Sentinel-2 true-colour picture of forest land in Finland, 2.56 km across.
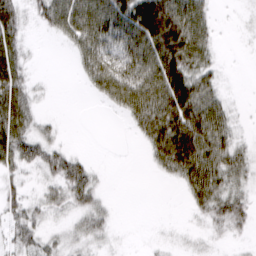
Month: March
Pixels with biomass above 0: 62%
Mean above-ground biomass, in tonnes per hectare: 32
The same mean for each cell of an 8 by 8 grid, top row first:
35 46 80 72 74 71 28 2
35 0 49 57 64 72 36 1
43 3 15 80 64 62 33 0
54 3 0 13 68 68 66 5
52 27 0 0 23 77 67 19
20 23 41 1 1 30 69 29
23 23 29 10 0 0 37 34
23 17 19 8 1 4 9 7
